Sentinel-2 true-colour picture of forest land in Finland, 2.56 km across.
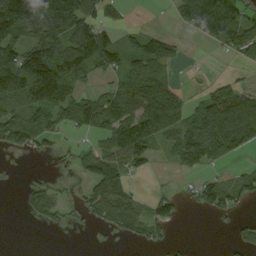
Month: September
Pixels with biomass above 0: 56%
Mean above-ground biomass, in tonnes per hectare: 58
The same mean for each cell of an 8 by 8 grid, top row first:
168 130 86 24 0 33 160 85
93 77 71 77 66 27 15 79
142 124 51 35 90 21 13 17
64 93 86 99 123 88 82 134
69 31 16 82 120 72 98 102
1 12 31 88 21 16 22 32
2 68 30 96 45 48 49 27
0 0 1 9 44 12 0 24
